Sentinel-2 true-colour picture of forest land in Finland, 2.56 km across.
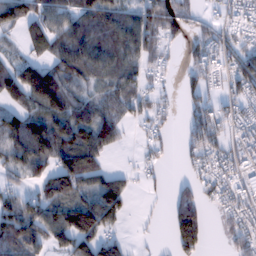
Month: February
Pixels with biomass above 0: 69%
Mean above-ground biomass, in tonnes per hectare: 73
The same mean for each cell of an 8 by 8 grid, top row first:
105 88 91 92 92 91 26 52
25 82 104 90 83 19 80 67
107 155 70 69 57 17 60 84
73 122 99 77 48 20 87 51
102 128 128 60 30 19 83 69
57 89 140 58 24 7 50 69
88 90 121 127 4 73 34 71
113 82 129 65 9 79 32 52
